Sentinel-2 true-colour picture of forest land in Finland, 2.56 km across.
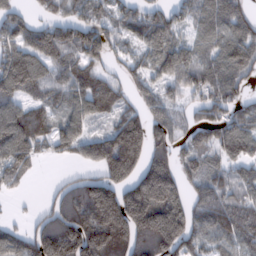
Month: February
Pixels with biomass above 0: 78%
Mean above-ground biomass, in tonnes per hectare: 110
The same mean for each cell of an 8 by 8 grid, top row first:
70 50 66 71 95 61 86 86
130 148 153 81 102 116 62 116
183 138 119 63 75 113 107 88
135 81 100 71 72 64 91 84
172 65 97 184 160 79 70 145
79 5 50 141 151 116 81 64
4 73 181 228 223 155 136 122
81 174 183 220 144 168 85 103
